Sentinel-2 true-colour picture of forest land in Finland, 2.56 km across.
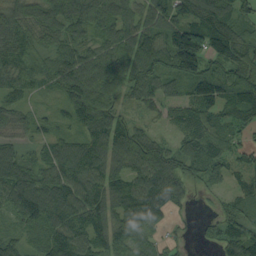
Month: September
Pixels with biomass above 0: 88%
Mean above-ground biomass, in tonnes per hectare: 86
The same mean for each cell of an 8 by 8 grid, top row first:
110 108 119 110 86 92 133 82
79 49 73 85 108 165 144 109
76 42 123 85 90 75 103 86
70 20 96 79 21 53 77 84
51 53 88 125 80 30 76 40
110 101 134 108 128 135 36 35
109 150 132 107 147 58 11 44
55 112 112 104 52 20 18 108
